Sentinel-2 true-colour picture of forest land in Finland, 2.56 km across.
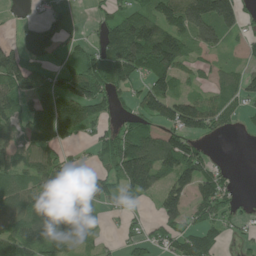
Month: June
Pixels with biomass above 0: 66%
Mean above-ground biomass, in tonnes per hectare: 77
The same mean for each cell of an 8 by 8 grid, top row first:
6 41 7 54 95 119 165 84
73 90 44 124 195 142 63 22
119 69 101 108 67 83 30 56
72 112 102 51 86 128 103 31
67 99 24 89 118 111 24 1
82 113 59 84 175 113 76 4
86 168 80 25 13 93 94 27
118 92 49 8 54 67 72 19
